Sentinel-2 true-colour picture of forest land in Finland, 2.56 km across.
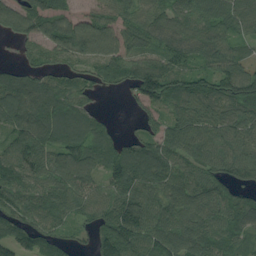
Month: August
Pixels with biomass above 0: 89%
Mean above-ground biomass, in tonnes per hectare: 85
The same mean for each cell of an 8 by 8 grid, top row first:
99 76 52 63 71 74 79 83
19 70 87 82 69 90 78 43
80 64 54 48 152 89 90 123
122 136 96 9 51 72 80 91
98 93 109 81 90 95 108 93
121 91 89 88 109 87 98 79
82 86 66 90 125 99 103 90
90 75 25 123 104 107 97 50
